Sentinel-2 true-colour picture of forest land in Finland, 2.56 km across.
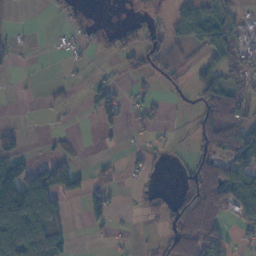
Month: November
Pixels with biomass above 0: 43%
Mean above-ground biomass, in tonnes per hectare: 41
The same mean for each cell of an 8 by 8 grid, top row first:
3 6 17 0 11 40 66 36
19 1 21 17 48 32 69 74
3 4 6 16 18 20 76 55
1 7 5 57 22 3 70 72
39 7 6 5 13 6 69 96
120 95 44 10 25 15 104 107
143 84 18 38 24 54 103 92
117 78 1 13 5 70 77 20
